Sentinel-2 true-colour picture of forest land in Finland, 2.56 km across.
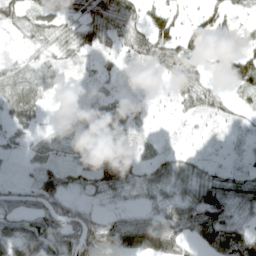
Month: April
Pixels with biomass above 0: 79%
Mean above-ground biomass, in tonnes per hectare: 43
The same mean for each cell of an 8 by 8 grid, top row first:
44 48 59 94 49 42 56 23
7 29 38 33 69 71 39 69
58 49 11 24 8 49 25 69
66 14 27 48 19 14 39 20
15 20 53 80 11 8 9 11
8 65 34 66 25 43 35 36
78 85 39 9 16 45 86 37
60 81 95 55 49 51 54 59
